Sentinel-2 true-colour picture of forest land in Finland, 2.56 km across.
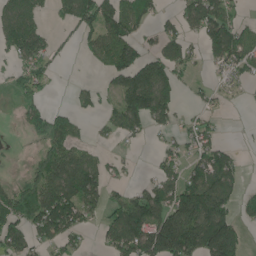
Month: June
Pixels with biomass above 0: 55%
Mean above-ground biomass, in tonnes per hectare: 78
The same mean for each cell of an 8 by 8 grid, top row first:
91 24 114 100 70 43 127 35
78 65 25 106 60 72 76 102
41 44 8 47 131 80 19 40
17 67 33 52 153 59 38 2
4 63 46 17 15 44 82 10
15 111 155 45 17 76 117 53
95 163 136 71 152 171 206 56
96 74 38 78 173 267 233 92
